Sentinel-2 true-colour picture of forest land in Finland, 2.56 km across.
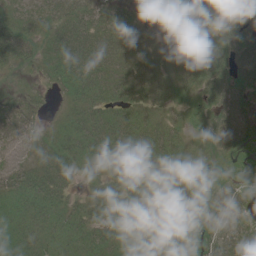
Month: June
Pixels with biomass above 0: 87%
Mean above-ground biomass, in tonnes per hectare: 36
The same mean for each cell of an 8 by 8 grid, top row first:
32 42 51 39 6 3 23 36
63 37 58 53 23 23 45 50
6 22 52 53 53 32 49 46
37 12 37 36 39 16 36 56
37 33 46 52 50 33 14 45
49 55 23 39 60 34 17 18
32 30 28 52 42 21 32 27
40 28 28 41 35 20 40 55
